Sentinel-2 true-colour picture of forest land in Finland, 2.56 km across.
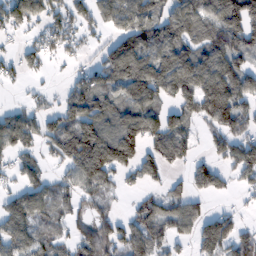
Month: February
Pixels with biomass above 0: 70%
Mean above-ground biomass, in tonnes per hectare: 91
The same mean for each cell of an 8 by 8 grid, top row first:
108 88 79 112 112 111 122 210
28 56 39 94 129 124 128 119
31 15 69 103 154 159 180 123
52 58 140 98 126 73 135 100
84 61 201 204 127 93 43 109
50 43 115 79 61 27 84 61
85 69 41 29 59 78 35 24
92 56 85 90 105 53 132 95
